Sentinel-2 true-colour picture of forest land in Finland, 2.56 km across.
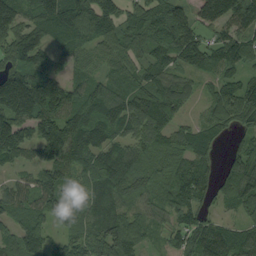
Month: September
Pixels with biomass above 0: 91%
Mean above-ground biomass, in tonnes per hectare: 81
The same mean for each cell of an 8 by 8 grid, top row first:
97 112 116 58 91 75 66 91
82 68 75 55 67 88 66 81
131 101 69 75 71 88 36 64
123 119 115 112 112 63 37 73
130 140 115 75 88 80 70 46
37 81 72 86 82 84 71 120
80 97 82 65 52 75 40 76
75 62 64 88 47 37 103 87
